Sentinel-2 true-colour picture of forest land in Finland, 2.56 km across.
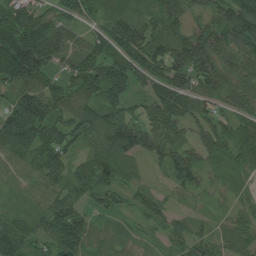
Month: July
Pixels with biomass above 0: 94%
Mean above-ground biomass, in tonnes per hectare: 99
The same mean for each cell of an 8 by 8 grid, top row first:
134 75 74 80 63 91 115 169
207 165 86 99 136 111 172 113
136 87 119 156 115 136 132 108
139 133 96 94 81 164 74 84
125 130 62 127 119 117 123 117
51 89 92 85 25 88 68 43
36 86 73 70 59 36 32 52
111 88 132 75 43 63 84 67
